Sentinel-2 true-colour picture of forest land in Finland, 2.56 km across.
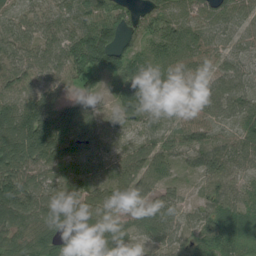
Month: July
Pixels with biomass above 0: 93%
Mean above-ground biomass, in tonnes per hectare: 75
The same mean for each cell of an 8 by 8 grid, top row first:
43 51 74 84 67 68 80 69
66 65 109 125 58 101 64 55
63 57 58 44 107 63 62 70
105 93 74 50 90 37 57 65
125 128 95 34 60 63 81 73
109 67 83 69 91 31 71 55
145 126 106 93 89 61 65 84
64 66 75 72 35 50 83 81
